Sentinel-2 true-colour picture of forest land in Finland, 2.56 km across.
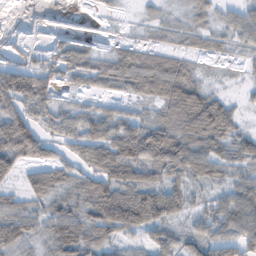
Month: February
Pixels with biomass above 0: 81%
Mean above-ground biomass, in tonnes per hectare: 52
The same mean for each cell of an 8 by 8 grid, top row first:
3 9 15 7 13 15 34 41
22 31 37 30 51 34 32 25
91 51 33 63 99 104 15 9
81 51 45 36 25 87 107 22
122 42 60 82 99 85 65 51
35 67 46 90 66 48 49 41
47 42 47 109 116 58 41 86
71 45 69 40 29 40 58 61
